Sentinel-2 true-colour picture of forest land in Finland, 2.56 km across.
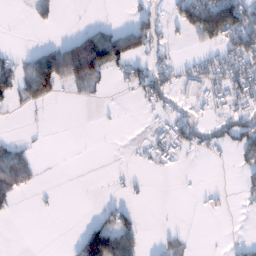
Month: January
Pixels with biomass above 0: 30%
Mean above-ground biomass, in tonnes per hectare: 29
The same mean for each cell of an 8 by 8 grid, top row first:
0 23 0 1 24 45 154 101
4 37 118 108 61 10 32 75
60 117 64 17 43 30 40 55
10 4 0 1 7 22 16 34
22 1 0 0 11 45 25 50
74 0 0 5 4 5 0 21
12 4 0 22 2 0 7 4
0 0 65 116 15 12 1 6
